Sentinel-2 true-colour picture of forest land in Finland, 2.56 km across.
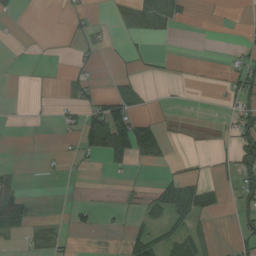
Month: August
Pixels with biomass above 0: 24%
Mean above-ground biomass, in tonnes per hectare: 18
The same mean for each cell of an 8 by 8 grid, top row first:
6 0 14 8 36 22 1 1
0 1 15 9 9 0 0 8
0 1 16 11 11 5 2 39
0 1 32 79 12 3 0 34
0 0 34 96 79 4 2 57
21 3 2 5 2 23 14 45
62 1 13 3 19 61 36 28
6 33 1 1 46 30 9 25
